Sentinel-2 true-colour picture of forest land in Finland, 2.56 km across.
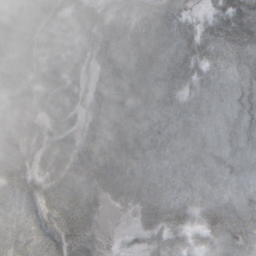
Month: October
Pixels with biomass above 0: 92%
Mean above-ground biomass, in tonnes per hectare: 73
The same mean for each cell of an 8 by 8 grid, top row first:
64 67 59 52 78 63 39 125
80 60 52 76 96 92 70 103
70 60 42 80 98 80 63 90
57 53 46 90 81 73 76 101
66 61 58 94 85 77 82 102
81 54 101 97 81 67 70 83
77 73 114 30 66 72 79 100
77 80 103 2 31 38 57 99
